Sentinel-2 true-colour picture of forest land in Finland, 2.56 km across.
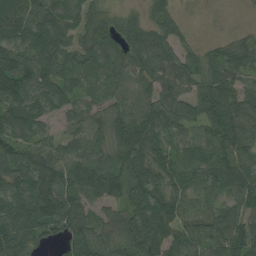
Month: August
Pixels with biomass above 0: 91%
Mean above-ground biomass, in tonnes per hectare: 87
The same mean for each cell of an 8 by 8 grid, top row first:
112 95 66 56 54 46 4 4
116 121 79 103 112 76 43 77
171 120 54 71 72 92 86 60
110 52 52 72 84 87 111 102
89 65 66 89 112 64 89 105
93 114 98 107 100 87 85 108
108 131 88 53 108 90 76 70
134 45 111 78 119 101 99 107
